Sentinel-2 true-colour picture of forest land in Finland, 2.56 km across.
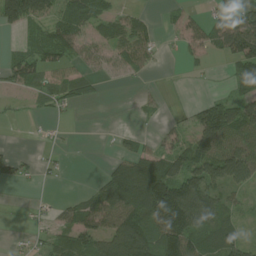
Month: July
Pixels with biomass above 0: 58%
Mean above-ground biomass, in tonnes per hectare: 56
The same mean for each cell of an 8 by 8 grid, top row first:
136 79 85 41 25 29 35 68
21 78 56 63 62 13 43 119
61 49 50 21 10 1 4 65
10 22 4 0 15 10 83 85
3 12 0 8 27 56 102 87
41 10 0 70 124 101 118 96
1 16 65 95 133 211 137 25
7 35 76 115 128 139 64 58
